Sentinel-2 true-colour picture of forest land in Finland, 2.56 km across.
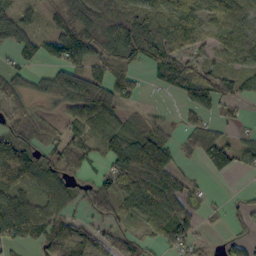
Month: October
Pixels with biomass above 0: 75%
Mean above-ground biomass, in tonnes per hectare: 61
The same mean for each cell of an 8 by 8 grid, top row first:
59 38 88 85 97 111 48 68
69 49 112 99 129 86 41 80
47 51 83 70 15 80 72 62
46 27 62 59 20 15 47 19
84 55 62 91 96 33 77 43
92 68 36 89 118 76 24 23
94 61 24 61 76 85 16 21
66 75 58 15 18 61 10 39
